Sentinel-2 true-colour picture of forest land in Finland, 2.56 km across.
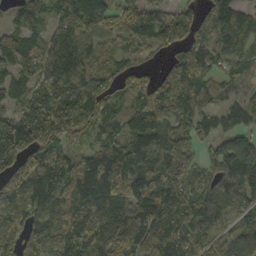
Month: October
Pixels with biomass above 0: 89%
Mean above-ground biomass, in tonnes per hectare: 108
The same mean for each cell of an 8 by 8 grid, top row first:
59 74 161 97 119 86 75 93
125 133 150 54 60 77 92 86
90 113 129 70 62 168 85 57
85 128 130 97 145 141 78 85
168 103 59 103 113 164 35 59
128 134 160 155 107 127 59 122
92 121 133 164 118 140 106 116
90 130 138 129 126 123 95 117
